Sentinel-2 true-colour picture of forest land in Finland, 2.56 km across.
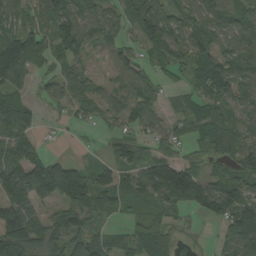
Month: August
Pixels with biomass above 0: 79%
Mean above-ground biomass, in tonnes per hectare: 72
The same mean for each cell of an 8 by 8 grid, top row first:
62 81 85 47 93 59 69 65
125 79 66 54 48 84 63 67
87 38 62 36 58 23 86 80
110 16 34 47 69 40 59 56
100 14 6 42 48 57 64 82
110 166 99 78 98 179 71 91
123 58 100 55 39 53 82 122
153 77 77 59 91 35 9 108
